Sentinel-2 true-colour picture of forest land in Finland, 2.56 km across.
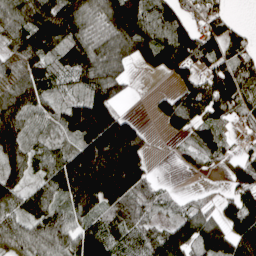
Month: April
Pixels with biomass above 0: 82%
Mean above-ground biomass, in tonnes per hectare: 109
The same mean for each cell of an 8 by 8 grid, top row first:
124 149 123 144 131 113 104 9
116 125 124 134 105 192 120 83
129 74 82 104 3 74 123 145
153 66 152 133 6 137 130 92
148 65 135 264 94 20 101 20
101 103 226 223 95 4 15 88
83 109 126 102 59 42 53 128
124 123 129 93 94 155 152 179
